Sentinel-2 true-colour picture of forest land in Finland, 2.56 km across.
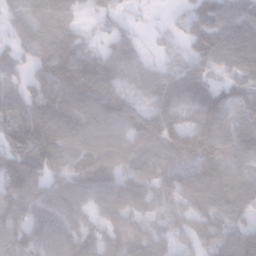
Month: January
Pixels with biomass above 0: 89%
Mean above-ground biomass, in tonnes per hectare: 101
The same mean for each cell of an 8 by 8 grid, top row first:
95 120 42 69 18 30 78 108
84 117 103 77 29 27 121 127
63 106 161 101 87 103 76 81
101 122 142 116 83 102 180 70
123 148 101 117 105 148 189 126
140 84 106 97 117 110 139 110
83 100 74 93 93 111 114 101
88 99 118 78 90 84 143 106
